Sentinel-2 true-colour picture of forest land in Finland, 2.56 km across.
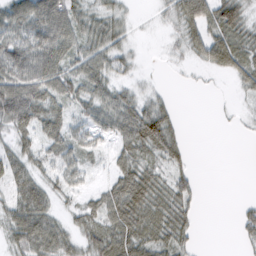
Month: February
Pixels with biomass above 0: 73%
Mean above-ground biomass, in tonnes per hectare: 39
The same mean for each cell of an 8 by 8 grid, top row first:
57 79 50 37 2 41 72 50
63 72 52 51 2 13 64 44
78 74 53 39 7 1 4 26
90 59 33 63 61 19 0 6
39 42 39 30 65 44 0 0
57 34 32 35 54 33 0 0
57 44 36 63 63 50 0 9
47 68 37 67 53 43 0 14
